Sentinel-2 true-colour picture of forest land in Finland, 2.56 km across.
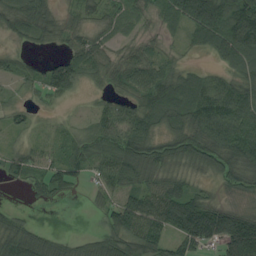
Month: August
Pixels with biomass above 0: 82%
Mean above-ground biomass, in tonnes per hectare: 58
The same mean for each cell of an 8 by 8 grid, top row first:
67 55 40 36 36 79 156 115
23 16 60 33 37 14 51 105
30 63 48 38 74 75 54 60
27 12 9 49 71 89 102 89
21 22 49 63 91 69 99 98
37 59 35 74 63 51 29 67
18 6 1 57 85 121 89 33
75 45 25 62 79 63 72 139
